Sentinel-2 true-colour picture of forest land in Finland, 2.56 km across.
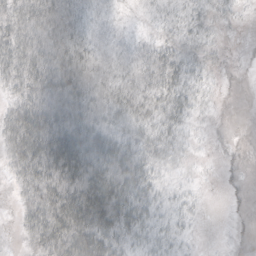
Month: October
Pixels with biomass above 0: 71%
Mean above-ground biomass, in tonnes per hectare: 24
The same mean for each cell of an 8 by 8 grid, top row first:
31 37 17 6 3 12 11 6
42 40 25 7 10 16 10 2
33 43 33 19 20 26 10 2
37 48 35 25 26 22 4 0
52 63 47 35 23 14 2 5
25 52 49 45 30 5 1 5
12 59 69 54 29 11 2 4
6 49 62 38 18 12 0 4
